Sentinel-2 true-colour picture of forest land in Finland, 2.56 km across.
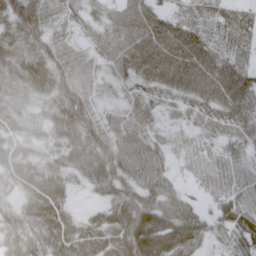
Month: March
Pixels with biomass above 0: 92%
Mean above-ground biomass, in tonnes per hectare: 45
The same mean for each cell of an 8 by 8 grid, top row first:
76 48 33 37 54 29 19 14
52 55 32 50 61 60 39 17
50 64 54 27 37 54 63 49
46 36 64 25 41 22 46 50
50 33 64 56 48 25 30 36
52 55 34 58 52 19 39 40
38 66 11 45 61 50 19 49
50 60 64 62 93 71 27 45
